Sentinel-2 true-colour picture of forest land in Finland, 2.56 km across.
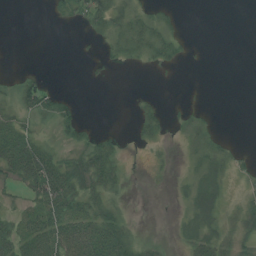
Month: July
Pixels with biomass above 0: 43%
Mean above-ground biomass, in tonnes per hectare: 17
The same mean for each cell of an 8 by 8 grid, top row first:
0 3 18 32 18 7 0 0
0 0 1 13 20 15 1 0
15 7 0 4 0 1 0 0
31 31 12 0 10 6 7 0
56 17 20 17 7 4 23 4
39 72 49 35 2 3 17 9
16 49 37 21 0 1 24 18
44 52 75 60 14 6 31 23
